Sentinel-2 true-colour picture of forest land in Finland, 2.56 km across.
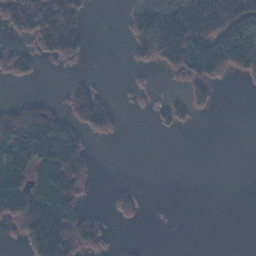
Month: November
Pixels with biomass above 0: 41%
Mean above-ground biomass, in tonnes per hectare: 47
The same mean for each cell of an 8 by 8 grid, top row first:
70 82 45 0 84 123 137 135
26 55 45 0 73 148 120 149
30 1 16 0 6 18 91 18
43 58 79 47 6 40 20 0
126 123 65 6 0 0 0 0
118 127 103 0 0 0 0 0
112 124 54 14 11 0 0 0
17 159 98 10 2 0 0 0
